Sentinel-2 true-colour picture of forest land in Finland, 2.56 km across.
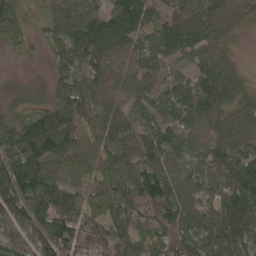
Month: April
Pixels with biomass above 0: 92%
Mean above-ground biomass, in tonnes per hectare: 78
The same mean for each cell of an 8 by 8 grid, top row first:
59 49 103 116 93 74 101 67
25 37 97 99 52 86 83 18
6 27 95 51 57 44 115 57
40 83 88 64 70 70 81 68
89 117 73 77 85 78 62 77
136 94 50 63 96 62 71 129
83 87 81 69 99 98 64 139
52 139 94 83 62 104 93 110
